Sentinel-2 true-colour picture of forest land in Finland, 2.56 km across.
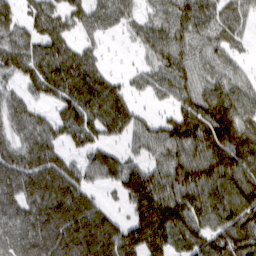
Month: March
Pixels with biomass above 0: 84%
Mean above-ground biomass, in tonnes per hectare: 91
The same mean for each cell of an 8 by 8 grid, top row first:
26 95 62 65 57 93 89 61
94 98 56 8 57 89 73 31
52 129 127 47 44 84 74 54
67 38 113 118 24 58 121 97
71 93 57 43 54 100 137 125
130 154 76 78 95 114 133 116
114 164 144 31 128 129 124 118
111 161 170 133 132 86 102 120
